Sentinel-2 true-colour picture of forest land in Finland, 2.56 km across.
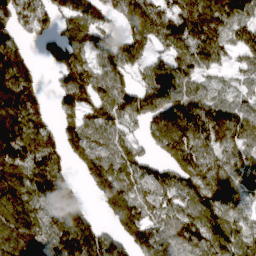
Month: April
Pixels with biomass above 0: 84%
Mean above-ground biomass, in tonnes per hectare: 128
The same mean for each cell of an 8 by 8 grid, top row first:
144 116 121 77 134 146 167 107
132 75 139 107 107 114 151 92
212 18 182 127 80 129 52 54
207 68 118 124 134 163 148 118
206 120 133 103 60 161 142 140
153 235 54 166 102 122 158 104
163 135 97 170 128 113 118 90
190 133 213 102 151 147 139 98
